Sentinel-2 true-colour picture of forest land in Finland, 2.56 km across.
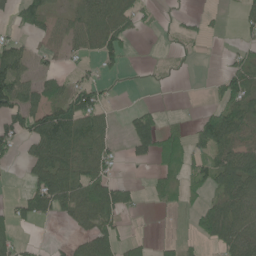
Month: June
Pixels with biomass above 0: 50%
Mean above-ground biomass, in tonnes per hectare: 42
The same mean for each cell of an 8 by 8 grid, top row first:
28 35 44 75 24 7 9 24
44 30 36 51 0 10 2 20
87 41 30 15 1 3 7 72
74 79 96 13 38 3 35 76
38 85 84 28 61 55 61 57
2 96 72 36 5 47 58 114
29 68 70 76 8 15 52 72
35 4 34 57 14 19 46 80
